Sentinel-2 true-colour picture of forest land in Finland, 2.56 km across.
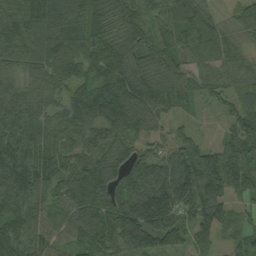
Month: September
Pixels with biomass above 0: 96%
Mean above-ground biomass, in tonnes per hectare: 105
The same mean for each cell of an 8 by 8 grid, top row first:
122 155 113 112 81 122 68 79
123 146 109 91 99 103 76 60
89 100 80 136 134 108 76 79
127 101 107 119 121 48 27 82
126 114 91 104 69 85 50 122
134 111 144 113 125 165 158 101
91 84 123 108 200 146 128 50
99 86 103 129 130 91 63 60
